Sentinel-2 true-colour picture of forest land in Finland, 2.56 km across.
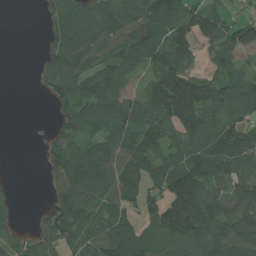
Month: July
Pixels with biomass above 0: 76%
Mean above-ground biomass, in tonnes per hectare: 80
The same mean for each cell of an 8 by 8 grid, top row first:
0 36 99 93 105 120 102 28
0 60 140 90 128 135 56 115
0 68 109 111 56 149 73 72
0 13 96 93 105 187 109 66
0 46 72 84 105 72 105 96
2 35 131 84 73 136 105 64
18 32 112 68 57 157 103 98
45 74 84 96 69 79 85 94
